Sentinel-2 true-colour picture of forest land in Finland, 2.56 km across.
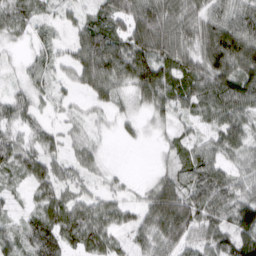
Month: March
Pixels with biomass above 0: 85%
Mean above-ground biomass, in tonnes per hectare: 62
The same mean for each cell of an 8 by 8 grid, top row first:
53 27 28 79 115 92 69 77
13 37 75 95 107 90 97 113
17 38 54 86 109 82 97 100
64 22 14 31 25 44 53 72
66 53 36 4 9 40 45 62
38 66 38 16 5 61 86 45
22 77 65 50 59 131 91 103
57 114 71 50 55 88 69 112
